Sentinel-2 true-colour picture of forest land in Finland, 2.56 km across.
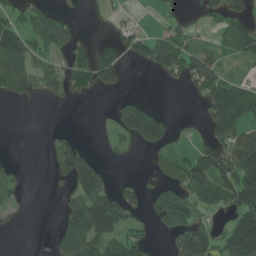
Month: June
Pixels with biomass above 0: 48%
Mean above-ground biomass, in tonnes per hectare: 53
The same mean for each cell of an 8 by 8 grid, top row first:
44 83 12 12 2 22 29 60
105 79 47 53 59 89 37 69
88 60 69 57 0 25 107 37
0 1 0 30 88 3 69 100
0 21 45 20 67 24 48 93
33 14 111 31 16 56 99 111
25 0 103 109 44 132 40 85
0 15 114 77 36 61 70 140
